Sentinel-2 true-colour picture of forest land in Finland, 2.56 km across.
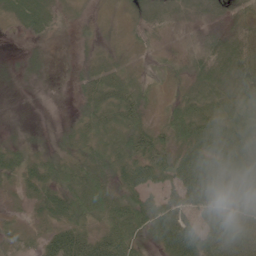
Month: June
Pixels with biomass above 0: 87%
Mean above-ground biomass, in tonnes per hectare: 34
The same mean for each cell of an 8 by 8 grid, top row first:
30 25 6 8 29 22 27 36
1 10 7 8 17 13 40 48
6 7 19 32 11 14 50 59
9 4 16 34 25 31 41 43
13 7 24 34 43 41 52 48
26 33 32 31 50 56 72 72
8 33 38 38 57 59 76 68
17 29 46 57 30 95 69 67
